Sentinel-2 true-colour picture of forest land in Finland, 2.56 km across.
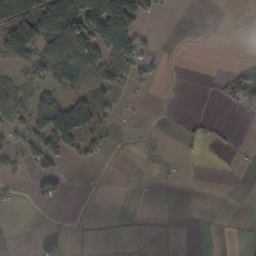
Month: October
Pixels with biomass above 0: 32%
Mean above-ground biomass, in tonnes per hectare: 38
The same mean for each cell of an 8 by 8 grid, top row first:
147 138 159 239 52 1 0 0
165 72 143 156 44 1 1 0
27 53 44 79 40 1 2 78
49 128 144 32 2 2 2 22
38 124 77 13 8 2 20 2
22 52 10 2 1 4 0 0
7 5 4 11 0 0 0 0
0 5 2 3 8 1 1 2
